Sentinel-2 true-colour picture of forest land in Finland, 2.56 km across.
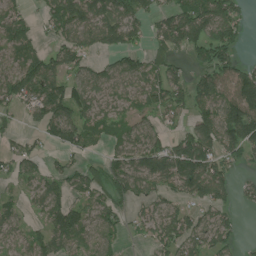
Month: July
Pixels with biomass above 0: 72%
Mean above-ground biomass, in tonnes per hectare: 81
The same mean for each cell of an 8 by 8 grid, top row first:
57 76 147 131 84 112 154 55
67 43 95 86 58 78 128 45
104 121 74 78 87 75 95 105
47 117 104 46 48 58 85 153
40 42 95 49 90 85 123 128
55 57 74 97 141 153 156 27
36 71 71 82 52 55 77 32
45 77 79 47 29 91 82 29
